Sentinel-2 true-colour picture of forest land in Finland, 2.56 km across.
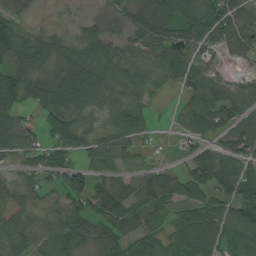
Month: August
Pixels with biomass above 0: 84%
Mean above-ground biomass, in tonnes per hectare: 67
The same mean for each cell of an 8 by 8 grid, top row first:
36 5 14 25 72 89 108 79
104 70 58 52 68 80 56 58
85 80 107 79 68 53 74 37
67 106 94 59 51 25 100 75
80 62 70 69 26 13 39 64
31 47 66 73 65 47 109 113
78 45 63 94 76 53 72 84
88 76 74 81 60 61 81 78
